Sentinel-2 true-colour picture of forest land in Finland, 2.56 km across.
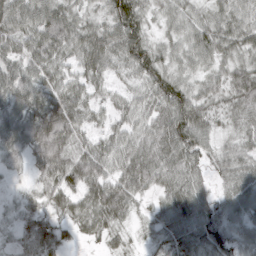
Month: March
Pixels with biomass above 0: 94%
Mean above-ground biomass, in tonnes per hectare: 54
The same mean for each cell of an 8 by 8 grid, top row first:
67 79 45 68 51 42 40 52
44 77 61 65 74 39 57 51
68 49 45 29 56 60 47 67
71 97 56 30 47 89 48 49
73 114 46 49 64 80 48 40
17 52 89 57 76 59 35 60
26 38 47 74 17 57 59 56
26 42 17 23 14 45 57 42
